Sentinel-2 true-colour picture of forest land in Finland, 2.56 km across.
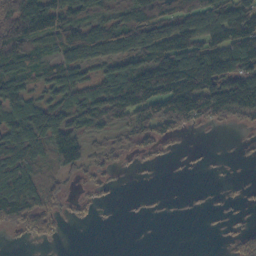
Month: October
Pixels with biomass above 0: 64%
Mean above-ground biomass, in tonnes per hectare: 68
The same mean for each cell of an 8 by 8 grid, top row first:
112 127 78 53 112 115 116 122
113 55 125 100 114 154 126 133
81 61 83 102 149 175 145 132
95 108 98 98 94 131 104 89
122 105 85 34 47 15 2 4
124 41 27 12 3 1 3 2
107 58 17 3 3 1 4 7
4 18 0 0 0 0 0 31
